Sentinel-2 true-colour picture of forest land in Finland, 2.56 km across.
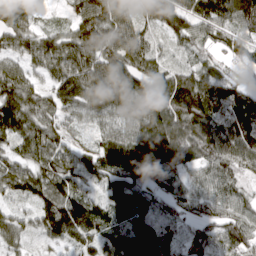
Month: March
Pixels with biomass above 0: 92%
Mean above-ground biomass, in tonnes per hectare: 85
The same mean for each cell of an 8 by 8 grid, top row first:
107 24 82 108 79 113 105 115
72 92 103 98 83 39 43 48
100 57 120 131 94 86 77 48
108 76 57 92 99 105 117 116
57 82 37 104 117 106 98 103
86 94 87 107 101 61 82 64
35 101 123 98 92 58 67 75
53 50 84 83 132 56 62 94
